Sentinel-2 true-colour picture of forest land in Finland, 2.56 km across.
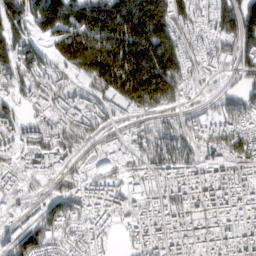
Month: March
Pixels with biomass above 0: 82%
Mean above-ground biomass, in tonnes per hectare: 109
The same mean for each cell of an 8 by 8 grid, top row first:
122 222 169 220 288 154 72 181
143 71 276 258 295 195 60 121
102 91 79 228 277 169 41 48
58 84 102 51 88 59 31 100
65 96 74 33 71 108 71 112
75 78 56 38 60 85 72 69
33 85 85 71 83 102 114 111
100 94 60 28 73 120 107 85
